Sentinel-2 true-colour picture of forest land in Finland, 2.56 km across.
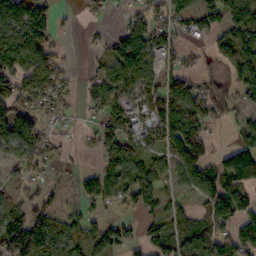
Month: October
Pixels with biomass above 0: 69%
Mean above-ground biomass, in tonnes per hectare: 89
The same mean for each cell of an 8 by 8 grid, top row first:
152 86 15 14 84 88 95 97
128 107 6 82 166 71 36 127
130 111 21 105 94 96 57 136
141 68 19 101 105 127 94 48
128 63 14 118 90 128 75 74
50 33 47 98 115 79 101 154
85 84 50 43 78 52 85 96
179 129 94 109 81 110 138 120
